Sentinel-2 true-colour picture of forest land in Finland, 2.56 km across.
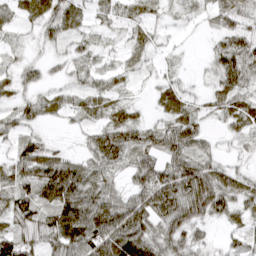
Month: March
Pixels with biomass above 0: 84%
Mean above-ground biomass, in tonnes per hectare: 39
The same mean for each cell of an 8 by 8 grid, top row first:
24 43 26 29 24 12 21 40
14 18 26 16 25 8 13 53
28 18 20 25 12 20 18 55
34 25 25 32 10 39 21 44
29 23 11 60 43 61 26 22
44 71 60 32 51 76 77 38
52 53 82 74 64 81 75 38
70 45 69 75 78 56 18 26
